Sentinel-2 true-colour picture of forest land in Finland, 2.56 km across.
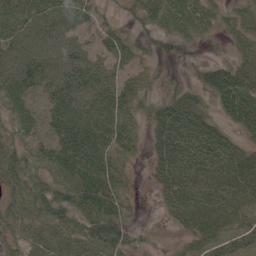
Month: June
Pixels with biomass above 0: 84%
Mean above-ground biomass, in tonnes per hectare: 45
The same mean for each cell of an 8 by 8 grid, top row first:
54 64 51 18 66 46 27 32
66 67 48 53 33 29 10 27
65 56 66 46 17 15 34 53
29 49 55 43 27 56 26 61
49 57 65 39 20 66 54 26
73 50 71 45 6 58 49 55
46 75 60 52 6 40 52 47
37 37 50 74 15 4 41 50
